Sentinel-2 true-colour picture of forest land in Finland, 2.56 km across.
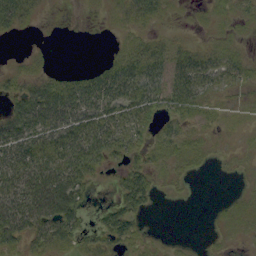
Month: September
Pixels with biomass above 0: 65%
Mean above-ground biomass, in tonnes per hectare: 26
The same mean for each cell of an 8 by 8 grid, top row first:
43 4 2 10 30 5 7 11
0 2 0 5 30 23 11 7
17 28 33 60 61 51 17 18
48 82 63 43 39 27 14 6
60 49 57 44 18 24 9 4
58 69 47 8 29 10 3 4
74 81 35 21 18 0 1 9
39 44 20 27 10 1 2 4
